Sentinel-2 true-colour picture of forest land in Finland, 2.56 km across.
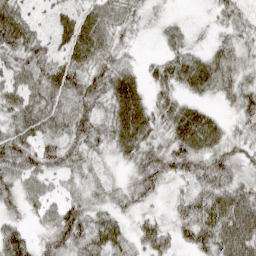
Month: April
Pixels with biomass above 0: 92%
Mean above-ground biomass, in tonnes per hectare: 52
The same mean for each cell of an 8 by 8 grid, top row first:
65 23 46 52 30 12 13 46
67 42 61 50 8 30 33 43
60 63 65 67 34 58 71 52
63 67 64 50 56 62 32 46
72 50 56 44 59 59 62 41
60 48 33 15 65 54 72 38
31 47 56 41 29 38 91 92
79 43 71 71 65 32 64 108
